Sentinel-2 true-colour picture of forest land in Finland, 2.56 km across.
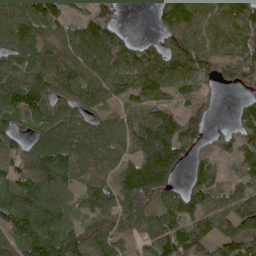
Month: May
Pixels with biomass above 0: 86%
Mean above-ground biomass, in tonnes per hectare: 107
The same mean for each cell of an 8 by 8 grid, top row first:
110 128 46 54 0 111 93 111
116 94 115 128 74 102 94 104
132 136 108 110 144 103 78 135
129 112 101 58 102 93 62 55
83 111 130 132 187 191 33 79
120 180 110 93 255 76 79 64
131 152 71 119 119 89 98 71
117 174 111 92 71 137 117 130
